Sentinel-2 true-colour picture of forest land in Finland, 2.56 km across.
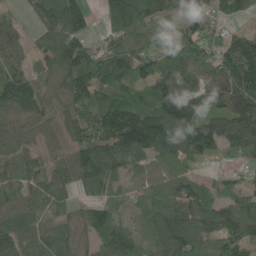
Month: May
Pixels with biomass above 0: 91%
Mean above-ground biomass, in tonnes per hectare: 104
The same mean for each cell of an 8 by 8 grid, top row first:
33 132 100 93 108 73 71 46
72 122 104 78 91 101 93 162
120 70 157 131 96 133 105 200
110 94 116 187 148 179 106 183
83 59 100 133 183 123 149 142
88 91 107 98 60 102 33 43
80 64 69 77 57 109 110 89
109 94 73 117 51 133 96 114
